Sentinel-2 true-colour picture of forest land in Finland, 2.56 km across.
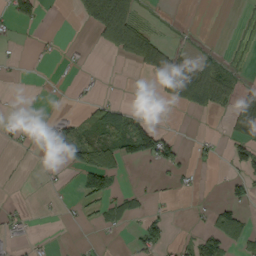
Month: September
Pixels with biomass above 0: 26%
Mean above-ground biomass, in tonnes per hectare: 23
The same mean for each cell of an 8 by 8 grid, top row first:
42 3 26 116 8 0 0 9
2 5 4 46 71 15 6 17
1 2 12 1 2 99 104 19
5 7 10 35 18 7 30 55
7 24 56 49 104 27 14 42
1 2 30 46 3 14 1 28
6 2 10 24 13 2 10 32
17 3 1 2 38 10 49 37
